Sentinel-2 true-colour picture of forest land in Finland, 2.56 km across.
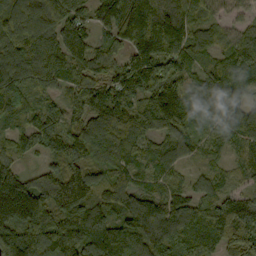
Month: September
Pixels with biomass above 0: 96%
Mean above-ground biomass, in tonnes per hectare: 136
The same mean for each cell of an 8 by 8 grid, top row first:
186 188 107 127 193 136 80 54
165 162 136 94 190 156 90 99
155 135 128 151 201 149 117 109
119 105 124 209 159 183 119 150
92 132 186 123 94 117 62 86
111 125 160 93 68 65 63 45
198 193 171 123 131 122 111 167
200 226 227 202 150 139 111 160
